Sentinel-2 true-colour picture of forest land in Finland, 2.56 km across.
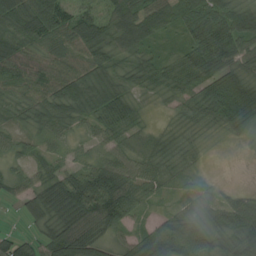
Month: August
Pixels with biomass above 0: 89%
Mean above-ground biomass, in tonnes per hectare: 54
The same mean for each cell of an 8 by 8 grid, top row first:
72 74 57 60 83 55 95 67
72 42 62 68 48 25 117 65
48 49 73 62 51 54 93 68
37 68 66 88 17 27 73 102
37 25 17 39 21 32 9 7
30 41 69 108 55 21 10 0
12 85 113 109 20 17 25 78
51 56 92 32 49 90 39 43
